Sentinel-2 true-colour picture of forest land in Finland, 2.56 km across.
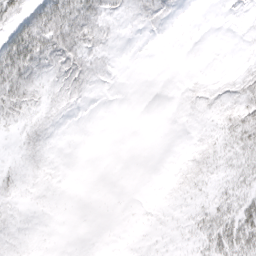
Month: March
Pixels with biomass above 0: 44%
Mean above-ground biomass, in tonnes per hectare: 9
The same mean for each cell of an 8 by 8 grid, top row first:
31 46 36 11 9 3 0 2
48 40 26 4 0 0 0 1
34 11 15 2 0 0 3 8
19 7 2 0 0 1 4 20
3 5 0 0 0 0 7 20
6 4 0 0 0 4 9 15
5 1 0 0 1 3 11 23
4 0 0 0 1 2 19 35
